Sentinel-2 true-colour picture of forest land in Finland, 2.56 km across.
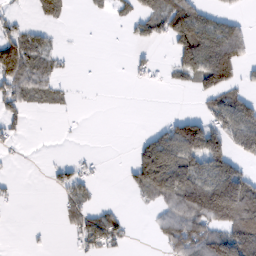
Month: February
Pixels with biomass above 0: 41%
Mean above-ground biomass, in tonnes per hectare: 46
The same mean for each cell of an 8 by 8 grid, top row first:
18 40 2 18 52 104 48 17
128 40 1 0 17 73 112 54
94 48 2 0 15 21 86 27
31 12 1 0 0 9 44 96
11 0 1 0 47 132 107 70
3 11 33 0 102 116 97 88
5 0 44 17 10 69 127 158
0 2 41 54 1 88 109 162
